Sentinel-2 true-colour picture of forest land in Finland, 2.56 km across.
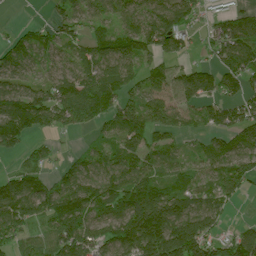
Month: July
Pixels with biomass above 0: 80%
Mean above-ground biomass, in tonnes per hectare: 92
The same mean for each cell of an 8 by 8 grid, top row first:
1 26 61 59 90 125 38 70
72 58 57 97 84 64 39 128
71 53 100 93 67 75 90 92
139 133 116 75 110 77 65 87
89 31 13 79 107 41 49 90
81 55 114 103 116 64 46 92
163 130 156 139 233 158 102 12
72 70 152 130 214 204 137 112
